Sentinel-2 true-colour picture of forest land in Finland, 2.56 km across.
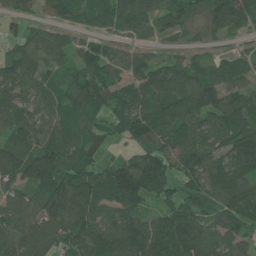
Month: June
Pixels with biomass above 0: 87%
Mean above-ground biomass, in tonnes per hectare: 93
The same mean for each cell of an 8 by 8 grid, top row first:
42 42 66 99 79 88 93 128
46 80 62 53 40 32 26 27
84 68 93 86 100 84 86 73
77 87 95 77 115 119 116 124
107 108 90 34 88 85 91 160
95 157 144 113 154 75 121 128
97 129 122 94 62 86 68 110
124 101 108 127 156 143 104 80
